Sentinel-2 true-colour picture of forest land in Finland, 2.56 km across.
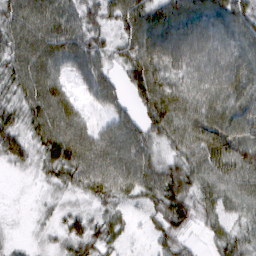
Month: March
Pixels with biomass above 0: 89%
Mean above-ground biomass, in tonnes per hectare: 64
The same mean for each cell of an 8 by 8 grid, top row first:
80 98 62 58 97 99 92 73
76 94 74 51 107 95 80 71
63 91 47 47 106 68 72 88
51 97 41 47 59 102 83 77
63 77 87 84 72 59 101 92
7 36 66 83 76 69 48 76
3 16 21 38 34 77 38 51
10 14 50 37 10 54 19 53
